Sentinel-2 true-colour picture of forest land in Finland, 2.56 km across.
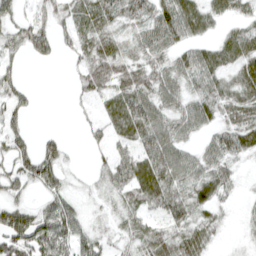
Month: April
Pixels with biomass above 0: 75%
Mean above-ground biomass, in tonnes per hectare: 42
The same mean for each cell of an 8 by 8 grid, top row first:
26 32 53 53 50 76 48 27
36 35 45 44 44 44 37 60
33 0 36 63 52 52 58 51
35 0 10 52 65 45 49 57
39 29 6 34 56 53 32 52
41 57 9 42 74 61 57 16
46 42 20 19 41 55 42 8
92 87 46 21 46 56 36 6
